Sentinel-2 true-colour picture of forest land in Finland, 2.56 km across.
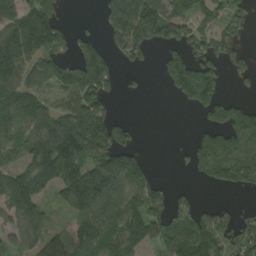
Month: August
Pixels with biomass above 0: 67%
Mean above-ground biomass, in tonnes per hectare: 106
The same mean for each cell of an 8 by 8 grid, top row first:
187 171 2 123 175 148 173 77
225 145 72 64 96 85 147 51
113 102 153 71 11 145 153 32
134 116 172 47 0 3 81 97
79 155 183 158 12 6 104 122
103 130 175 210 98 4 68 112
136 76 137 123 138 66 49 26
83 116 114 114 114 130 155 113
